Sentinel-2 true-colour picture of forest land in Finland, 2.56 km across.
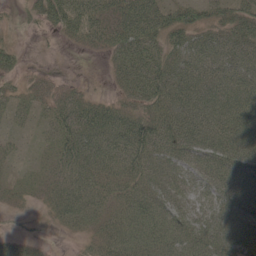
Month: May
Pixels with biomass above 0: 80%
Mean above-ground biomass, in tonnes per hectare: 36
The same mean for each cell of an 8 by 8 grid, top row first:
7 40 51 39 65 41 35 49
16 2 13 36 52 38 49 56
12 13 6 16 66 56 53 52
19 22 49 44 37 56 58 52
10 15 52 48 60 51 52 52
11 25 45 38 37 31 45 50
12 19 42 29 38 30 30 51
19 4 9 35 38 38 50 49
